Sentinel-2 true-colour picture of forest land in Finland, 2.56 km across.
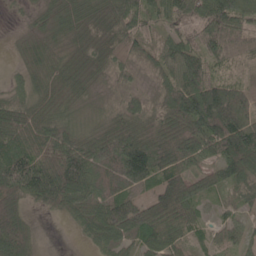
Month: May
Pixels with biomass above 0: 92%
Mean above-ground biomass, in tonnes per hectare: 67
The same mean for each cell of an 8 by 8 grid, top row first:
8 35 46 64 57 67 113 81
15 39 31 46 50 72 89 73
33 45 43 33 22 77 96 37
68 60 26 31 52 95 139 107
72 85 74 102 106 111 77 121
124 114 109 75 102 80 57 79
85 38 58 100 91 116 24 36
126 2 14 62 57 42 27 44
